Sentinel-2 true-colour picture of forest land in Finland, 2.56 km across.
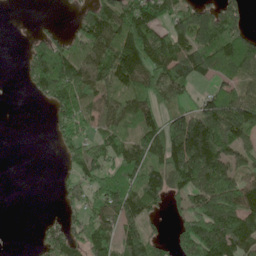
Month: June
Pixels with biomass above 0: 67%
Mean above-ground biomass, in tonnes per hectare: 101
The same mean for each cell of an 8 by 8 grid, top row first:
0 3 59 135 146 107 115 77
0 127 88 133 163 159 135 158
2 186 139 123 133 130 64 92
0 41 98 95 104 83 148 188
0 5 66 83 102 207 237 129
0 0 67 81 124 200 252 107
0 1 55 122 104 45 201 185
0 74 93 97 137 87 218 172
